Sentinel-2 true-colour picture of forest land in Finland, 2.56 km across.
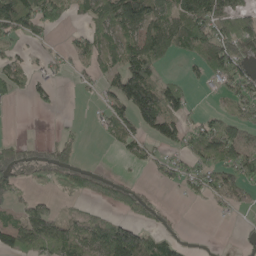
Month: May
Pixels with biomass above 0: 52%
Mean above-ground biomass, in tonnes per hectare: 60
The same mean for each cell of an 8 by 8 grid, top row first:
145 76 25 106 112 79 137 80
22 13 44 68 111 57 98 109
41 30 9 54 106 23 39 92
1 9 0 53 128 66 20 60
53 39 28 19 39 56 115 114
81 47 75 38 8 44 78 109
39 48 23 38 72 4 10 37
82 103 104 177 105 28 0 13
